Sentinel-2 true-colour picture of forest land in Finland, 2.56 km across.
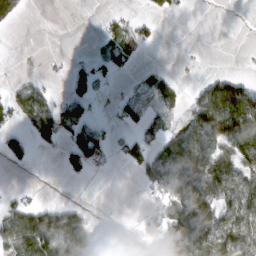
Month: March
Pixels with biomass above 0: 42%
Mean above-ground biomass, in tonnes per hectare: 44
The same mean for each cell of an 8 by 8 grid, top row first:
46 0 0 13 15 13 0 0
0 0 1 34 26 0 1 3
13 13 33 13 18 20 30 40
61 82 46 11 43 23 106 138
48 36 71 34 38 78 80 99
1 0 24 5 38 99 117 70
50 44 29 0 8 110 101 89
105 130 120 15 25 96 82 103
